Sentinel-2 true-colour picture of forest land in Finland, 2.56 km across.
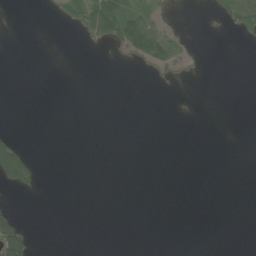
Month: June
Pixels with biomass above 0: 12%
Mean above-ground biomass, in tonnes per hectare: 12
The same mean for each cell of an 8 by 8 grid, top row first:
0 5 53 124 47 13 8 61
0 0 4 23 77 40 2 1
0 0 0 0 2 17 0 0
0 0 0 0 0 2 0 0
33 0 0 0 0 0 0 0
95 0 0 0 0 0 0 0
17 0 0 0 0 0 0 0
121 2 0 0 0 0 0 0
